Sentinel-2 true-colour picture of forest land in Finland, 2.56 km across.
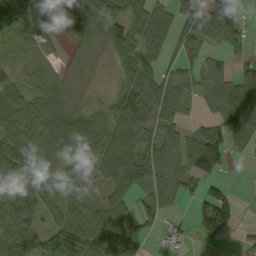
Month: September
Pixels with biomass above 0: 77%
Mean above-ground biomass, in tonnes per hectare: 67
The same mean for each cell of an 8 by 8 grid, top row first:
44 63 109 82 71 61 104 48
25 23 35 77 86 53 50 32
34 48 22 20 97 71 71 67
77 81 42 69 112 74 30 97
53 70 97 110 92 72 116 31
73 81 72 98 90 81 60 1
118 67 82 83 52 24 70 16
143 78 127 108 50 33 27 13
